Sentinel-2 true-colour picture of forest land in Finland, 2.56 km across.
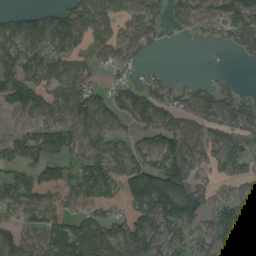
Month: August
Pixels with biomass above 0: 74%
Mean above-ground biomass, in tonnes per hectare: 75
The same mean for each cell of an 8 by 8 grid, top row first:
39 56 97 64 81 51 85 123
79 71 59 80 57 2 9 46
102 72 85 27 32 22 25 15
73 89 93 77 105 72 82 90
90 109 87 76 59 103 66 57
52 163 92 88 148 135 37 48
69 143 96 41 106 124 49 69
79 100 125 103 83 53 48 55
